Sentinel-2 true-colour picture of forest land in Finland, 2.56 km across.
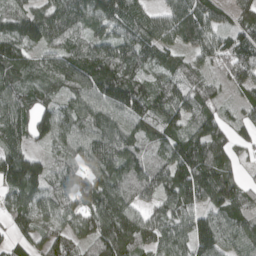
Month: April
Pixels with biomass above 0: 93%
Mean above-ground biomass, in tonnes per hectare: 96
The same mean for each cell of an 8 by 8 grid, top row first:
76 76 93 124 75 94 83 88
128 78 82 98 104 68 85 101
93 72 128 144 82 83 51 88
112 92 109 127 117 95 65 40
85 72 86 136 88 87 141 53
136 88 91 114 109 115 140 51
101 78 105 159 67 98 94 97
52 81 81 160 87 94 122 94
